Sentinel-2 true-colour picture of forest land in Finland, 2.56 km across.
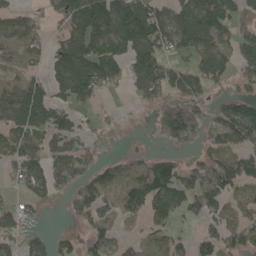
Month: May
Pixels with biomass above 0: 64%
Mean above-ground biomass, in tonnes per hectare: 78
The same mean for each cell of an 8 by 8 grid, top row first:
47 32 156 183 119 85 148 60
61 50 140 127 138 71 86 82
48 77 170 64 118 92 98 50
123 110 44 12 10 113 59 115
86 65 52 23 5 54 66 91
48 87 74 74 111 97 107 125
38 21 79 71 85 76 96 60
54 38 38 55 34 58 72 79
